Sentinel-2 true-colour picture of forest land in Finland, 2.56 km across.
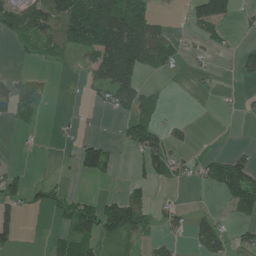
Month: June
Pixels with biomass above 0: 41%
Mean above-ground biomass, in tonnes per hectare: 49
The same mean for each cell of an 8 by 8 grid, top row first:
83 97 165 169 106 4 85 20
12 35 71 200 132 37 27 18
40 15 13 164 51 3 9 17
41 5 3 30 54 1 0 11
6 1 42 24 106 24 3 6
28 10 29 20 45 39 60 128
30 35 81 104 62 31 11 97
31 17 93 45 30 26 88 44
